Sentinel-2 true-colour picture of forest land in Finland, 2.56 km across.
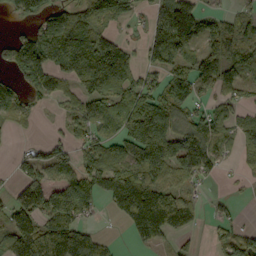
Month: September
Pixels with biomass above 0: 68%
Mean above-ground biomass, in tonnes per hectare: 92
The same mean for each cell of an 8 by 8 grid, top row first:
49 99 126 91 36 194 71 59
82 143 207 144 76 155 107 125
52 94 125 190 81 105 93 78
57 7 58 104 168 120 69 38
8 47 53 78 188 130 106 48
39 75 108 123 118 69 50 14
122 152 133 38 195 142 14 9
106 166 122 21 63 34 13 88
